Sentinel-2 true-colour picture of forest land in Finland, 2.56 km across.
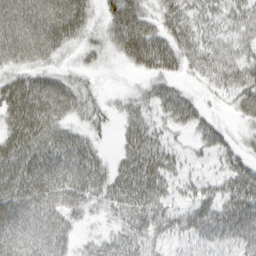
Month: March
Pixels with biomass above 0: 81%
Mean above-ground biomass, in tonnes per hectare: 44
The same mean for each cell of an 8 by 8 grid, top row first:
63 73 59 51 55 48 37 51
58 54 28 33 80 50 42 44
42 41 22 2 20 27 32 58
64 63 32 16 34 53 17 37
62 66 47 8 64 17 34 23
67 73 60 45 75 29 14 50
67 56 35 30 57 29 47 65
62 61 18 28 41 24 42 53
